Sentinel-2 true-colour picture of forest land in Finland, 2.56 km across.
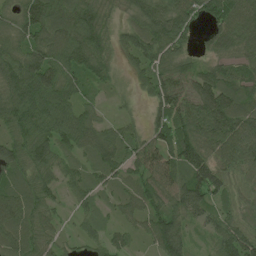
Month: June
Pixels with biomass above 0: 91%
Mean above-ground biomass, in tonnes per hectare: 75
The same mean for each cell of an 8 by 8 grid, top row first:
67 101 95 48 80 101 69 104
68 92 113 61 103 75 33 71
102 120 70 42 55 76 90 65
76 101 71 15 28 110 134 103
76 75 84 83 67 106 91 125
64 57 54 56 69 83 132 49
90 57 36 32 64 74 80 48
68 50 36 43 40 90 40 108
